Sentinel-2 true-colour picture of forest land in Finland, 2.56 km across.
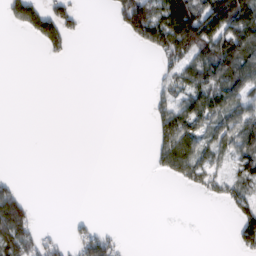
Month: February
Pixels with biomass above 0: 35%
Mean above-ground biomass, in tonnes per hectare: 30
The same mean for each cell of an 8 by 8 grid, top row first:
41 69 17 18 90 110 96 109
0 26 0 0 22 91 94 103
0 0 0 0 0 43 77 72
0 0 0 0 2 65 66 56
0 0 0 0 0 86 46 64
6 0 0 0 1 29 40 44
91 0 0 0 0 0 0 41
87 21 37 31 0 0 0 35
